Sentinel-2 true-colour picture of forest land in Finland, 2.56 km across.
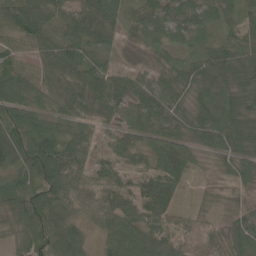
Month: May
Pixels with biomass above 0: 94%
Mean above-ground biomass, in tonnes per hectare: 64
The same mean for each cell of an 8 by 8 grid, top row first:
116 98 96 64 51 46 39 61
49 70 78 33 40 45 36 50
85 90 105 74 36 63 57 53
95 75 86 67 63 44 61 64
120 109 70 50 64 73 45 60
72 104 83 69 68 53 18 44
84 88 56 69 72 35 24 28
73 81 52 51 60 57 41 64
